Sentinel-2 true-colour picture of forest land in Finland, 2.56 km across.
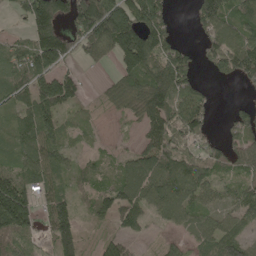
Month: May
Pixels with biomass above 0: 75%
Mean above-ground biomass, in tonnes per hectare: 86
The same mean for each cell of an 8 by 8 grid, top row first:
29 169 154 180 154 24 132 108
67 170 86 131 192 87 77 129
103 115 49 43 120 130 19 63
94 108 38 32 128 123 65 51
84 101 20 15 63 95 57 80
94 95 49 55 115 126 63 51
186 66 35 88 84 121 58 75
67 39 72 57 18 25 85 87
